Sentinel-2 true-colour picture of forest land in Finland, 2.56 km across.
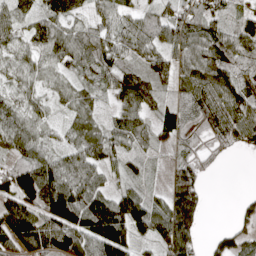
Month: April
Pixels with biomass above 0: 85%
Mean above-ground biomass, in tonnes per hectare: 74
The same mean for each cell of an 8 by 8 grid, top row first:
60 78 41 66 53 84 75 45
58 81 85 81 67 100 105 86
44 45 44 63 76 58 99 79
63 35 57 40 71 65 101 95
74 44 77 84 33 45 55 59
129 116 107 35 25 64 28 0
115 134 144 129 98 109 20 27
109 125 123 158 35 126 29 59
